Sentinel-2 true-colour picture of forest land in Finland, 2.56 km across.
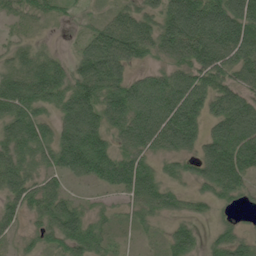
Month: June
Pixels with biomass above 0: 89%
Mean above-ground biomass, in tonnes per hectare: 85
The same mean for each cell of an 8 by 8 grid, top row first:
32 36 17 50 79 151 157 148
37 17 42 138 79 122 143 141
79 114 97 113 71 101 96 81
88 50 135 117 146 160 87 127
89 84 152 69 109 113 97 144
89 61 60 109 111 47 101 105
58 90 54 26 73 53 34 23
33 56 102 33 12 79 34 66
